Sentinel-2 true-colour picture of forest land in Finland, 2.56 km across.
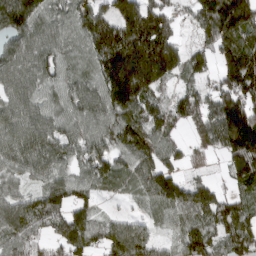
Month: March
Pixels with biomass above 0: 88%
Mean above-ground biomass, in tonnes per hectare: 123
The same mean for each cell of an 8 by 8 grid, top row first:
199 82 121 170 210 68 171 202
108 92 76 292 274 134 88 148
91 86 86 216 217 68 60 174
98 87 97 128 116 116 169 256
103 117 89 106 132 58 97 235
69 96 72 107 109 89 36 112
143 138 103 9 30 111 138 87
117 88 149 179 130 67 127 127
